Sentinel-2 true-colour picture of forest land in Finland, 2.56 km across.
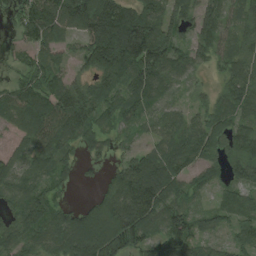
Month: August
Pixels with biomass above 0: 89%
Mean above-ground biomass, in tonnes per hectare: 87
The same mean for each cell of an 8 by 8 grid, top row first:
51 141 141 191 132 95 81 71
35 79 54 216 212 93 75 75
45 87 58 98 128 60 24 105
77 104 147 71 71 35 70 72
35 103 66 38 33 99 97 100
48 65 31 46 169 105 51 81
56 86 40 98 147 75 44 84
77 76 136 160 101 131 49 46
